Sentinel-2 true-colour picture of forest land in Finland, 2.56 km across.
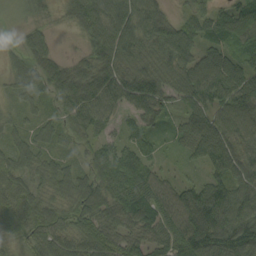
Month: September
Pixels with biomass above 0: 94%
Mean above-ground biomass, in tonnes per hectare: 66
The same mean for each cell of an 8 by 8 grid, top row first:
19 21 77 86 89 30 44 76
23 46 22 84 70 96 52 62
39 68 88 90 92 64 98 95
26 32 85 50 59 28 70 92
46 43 26 35 44 30 104 72
64 58 53 76 75 21 44 88
72 59 71 68 94 94 142 104
31 68 64 65 68 95 148 136
